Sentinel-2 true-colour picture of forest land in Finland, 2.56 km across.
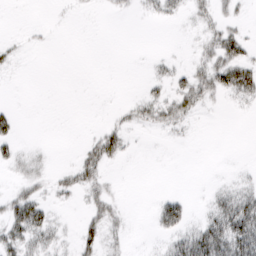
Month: March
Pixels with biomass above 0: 30%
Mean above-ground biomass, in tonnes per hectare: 13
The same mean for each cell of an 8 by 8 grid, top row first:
0 1 1 5 6 11 17 8
6 2 0 0 0 1 20 33
0 0 0 0 7 16 31 55
10 0 0 4 20 31 6 3
20 1 6 35 1 2 0 0
8 10 33 4 0 0 0 4
42 21 8 21 0 35 14 54
31 19 25 11 0 26 68 67
